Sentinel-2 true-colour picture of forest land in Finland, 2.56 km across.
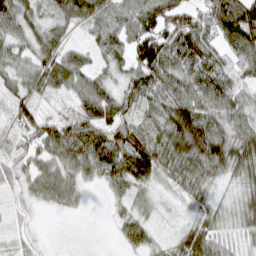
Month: March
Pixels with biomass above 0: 86%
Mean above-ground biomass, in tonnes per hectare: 54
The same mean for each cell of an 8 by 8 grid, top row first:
75 46 67 65 74 74 65 98
44 61 30 53 93 89 62 73
48 64 60 32 82 66 83 40
43 21 64 69 39 85 68 61
29 75 81 80 78 86 112 82
37 58 43 56 69 49 48 48
17 17 13 16 33 10 38 50
24 2 0 5 48 32 66 31
